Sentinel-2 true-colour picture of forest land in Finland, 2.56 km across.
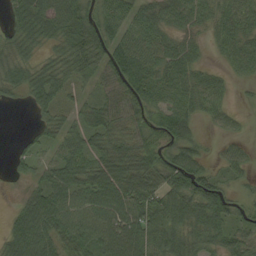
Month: September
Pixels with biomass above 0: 84%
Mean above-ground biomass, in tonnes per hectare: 57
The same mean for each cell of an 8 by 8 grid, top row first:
47 83 66 63 68 48 38 61
47 29 81 87 80 47 19 58
43 66 47 65 87 63 48 18
1 38 62 60 52 67 37 14
11 47 58 62 55 53 13 26
17 59 69 90 82 86 54 26
49 82 69 88 91 81 86 31
89 70 74 81 83 72 57 49
